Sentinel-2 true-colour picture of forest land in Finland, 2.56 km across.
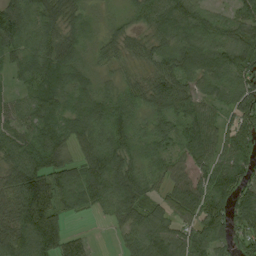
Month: August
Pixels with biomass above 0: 91%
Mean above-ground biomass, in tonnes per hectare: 63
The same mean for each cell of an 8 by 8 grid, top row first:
84 59 45 23 53 82 55 56
46 58 45 38 39 64 63 91
23 66 46 34 42 77 59 70
48 67 56 80 46 71 55 92
68 78 41 79 46 55 78 79
75 100 54 94 60 54 70 71
76 116 38 53 60 59 87 75
93 117 38 7 85 74 83 57
